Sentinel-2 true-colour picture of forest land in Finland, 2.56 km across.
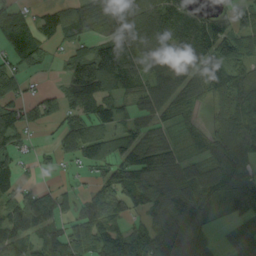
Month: September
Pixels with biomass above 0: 76%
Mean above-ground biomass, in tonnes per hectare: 82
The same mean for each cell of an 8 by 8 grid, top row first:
51 63 76 81 90 100 57 53
76 39 40 93 88 86 117 93
70 7 153 126 88 83 119 84
62 59 73 79 69 55 26 80
54 14 86 70 97 42 74 79
77 17 14 90 142 125 102 92
91 88 61 118 92 133 129 95
63 98 131 119 124 151 67 74
